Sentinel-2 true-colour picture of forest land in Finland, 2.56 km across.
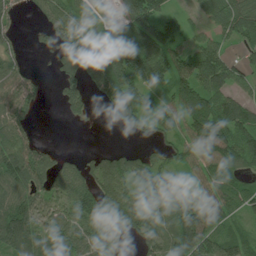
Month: July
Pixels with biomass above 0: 76%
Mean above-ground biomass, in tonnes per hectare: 80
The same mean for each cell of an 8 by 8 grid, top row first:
33 64 53 20 115 37 59 102
33 43 96 133 140 73 74 36
94 17 80 135 122 100 116 58
103 0 31 58 89 87 112 94
103 26 0 5 30 59 180 112
120 94 66 107 91 51 103 47
115 82 96 104 80 104 155 57
151 99 90 53 56 88 106 66
